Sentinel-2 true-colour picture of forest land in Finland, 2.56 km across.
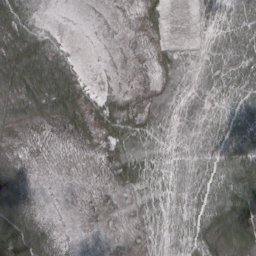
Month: March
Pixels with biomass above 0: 59%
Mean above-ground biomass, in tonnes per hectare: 28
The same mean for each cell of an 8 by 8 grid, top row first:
43 1 0 0 3 0 11 24
70 36 1 0 1 2 2 25
99 80 17 1 1 3 7 41
67 49 34 30 13 7 18 57
11 4 8 15 15 12 31 82
52 0 0 13 30 17 40 97
71 2 1 6 9 15 61 112
151 24 0 1 3 14 56 106
